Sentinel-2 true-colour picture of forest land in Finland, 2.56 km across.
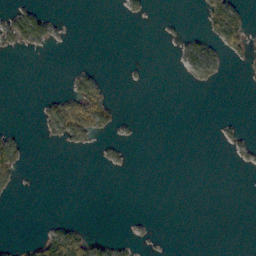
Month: October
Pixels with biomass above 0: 14%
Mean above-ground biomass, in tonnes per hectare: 11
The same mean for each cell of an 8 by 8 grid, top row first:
39 20 0 0 10 2 44 38
21 15 0 0 0 11 31 36
0 0 34 4 2 1 15 1
0 27 78 28 0 0 0 0
29 7 27 10 1 0 0 16
30 0 0 1 0 0 0 1
0 0 0 0 0 0 0 0
2 49 58 24 4 0 0 0
